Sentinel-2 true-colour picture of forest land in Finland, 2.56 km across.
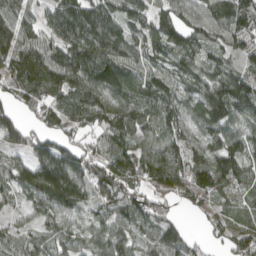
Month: April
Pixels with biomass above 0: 90%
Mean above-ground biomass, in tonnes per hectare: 102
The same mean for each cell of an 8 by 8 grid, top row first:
118 63 136 106 94 99 115 168
149 117 138 117 79 105 80 100
99 121 109 113 83 74 91 90
76 101 122 109 101 93 133 110
82 115 75 84 92 103 98 115
97 229 128 148 142 168 167 95
44 103 79 92 99 37 55 53
71 84 72 94 67 107 34 87
